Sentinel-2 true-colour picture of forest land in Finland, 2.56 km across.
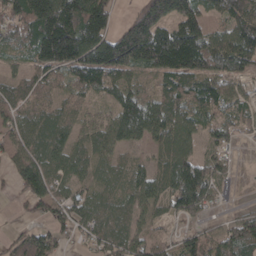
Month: April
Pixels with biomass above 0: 84%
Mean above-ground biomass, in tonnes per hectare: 86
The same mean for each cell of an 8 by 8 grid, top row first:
104 205 203 72 171 151 77 88
46 188 224 215 235 201 141 114
44 69 72 81 39 92 115 53
76 50 45 61 80 77 68 54
80 83 52 83 39 95 44 28
72 99 46 37 61 112 100 6
10 97 74 57 65 75 55 16
47 55 30 87 57 45 71 123
